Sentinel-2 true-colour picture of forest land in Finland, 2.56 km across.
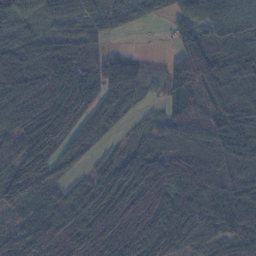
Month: November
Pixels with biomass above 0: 89%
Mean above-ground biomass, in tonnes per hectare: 79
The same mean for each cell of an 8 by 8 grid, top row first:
80 42 50 66 51 43 70 76
64 64 70 17 3 67 105 78
85 83 109 71 41 93 122 78
77 106 105 73 18 64 54 64
71 114 92 23 46 65 78 100
84 72 31 68 90 110 103 76
45 65 93 94 125 137 122 128
48 89 116 138 140 117 89 96
